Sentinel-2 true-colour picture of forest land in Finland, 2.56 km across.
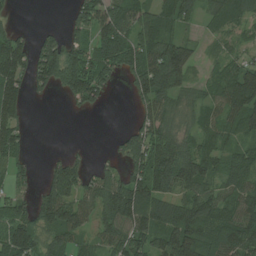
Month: July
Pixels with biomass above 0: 74%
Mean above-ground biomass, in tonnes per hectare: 82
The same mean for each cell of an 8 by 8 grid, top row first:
10 0 84 112 88 90 45 60
98 107 101 122 118 103 20 41
95 102 161 52 114 91 49 118
78 0 32 1 58 54 60 109
73 0 5 14 137 84 64 57
54 67 84 65 132 181 95 93
75 123 99 122 125 87 103 99
137 79 56 88 100 145 94 120
